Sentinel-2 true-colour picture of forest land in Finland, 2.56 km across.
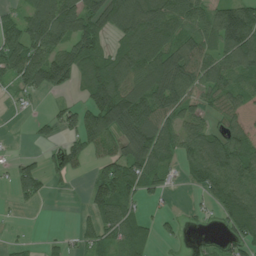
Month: July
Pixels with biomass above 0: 68%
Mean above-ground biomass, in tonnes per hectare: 73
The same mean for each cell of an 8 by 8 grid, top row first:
45 118 118 119 139 87 69 138
105 111 117 44 102 90 74 156
78 106 60 115 122 143 80 68
9 16 70 177 139 93 43 81
1 20 66 63 145 77 88 80
56 40 15 117 93 20 86 96
12 2 8 117 31 5 28 98
10 11 31 56 68 15 16 64
